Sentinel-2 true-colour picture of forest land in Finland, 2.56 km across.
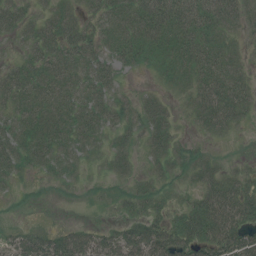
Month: July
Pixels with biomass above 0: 79%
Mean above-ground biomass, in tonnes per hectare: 34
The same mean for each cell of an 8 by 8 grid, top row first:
36 34 35 46 52 52 50 38
13 46 48 39 47 45 44 19
39 49 44 32 5 31 48 32
39 52 46 38 36 15 56 39
43 50 40 27 21 23 12 2
20 17 13 19 14 17 39 24
4 2 2 10 25 17 61 60
23 35 43 34 62 55 55 61
